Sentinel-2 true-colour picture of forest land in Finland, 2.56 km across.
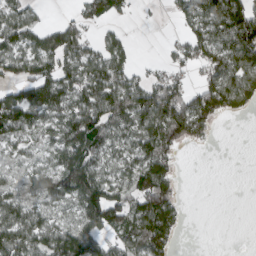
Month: March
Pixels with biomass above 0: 67%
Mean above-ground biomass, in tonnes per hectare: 76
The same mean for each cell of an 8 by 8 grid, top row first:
76 11 49 57 5 38 114 138
85 108 92 83 0 42 100 131
72 111 97 112 59 72 69 102
120 100 97 106 141 154 111 36
62 58 113 76 92 78 16 0
50 79 137 70 136 52 0 0
87 60 92 151 129 70 0 0
111 102 130 65 101 36 0 0
